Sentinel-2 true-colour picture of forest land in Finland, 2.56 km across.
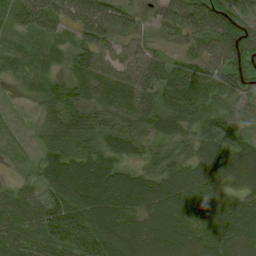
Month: August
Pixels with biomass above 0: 90%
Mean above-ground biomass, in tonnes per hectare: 52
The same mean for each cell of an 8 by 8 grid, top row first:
47 72 61 66 24 55 76 51
17 20 44 40 46 15 60 79
12 24 43 61 70 78 71 67
7 31 52 50 45 53 59 45
12 37 51 39 25 25 62 55
8 48 79 69 41 64 68 69
20 58 75 79 71 70 63 67
22 39 81 81 83 78 57 75
